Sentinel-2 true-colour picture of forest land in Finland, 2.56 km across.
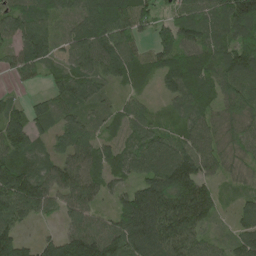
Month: May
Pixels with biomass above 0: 92%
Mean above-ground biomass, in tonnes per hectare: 87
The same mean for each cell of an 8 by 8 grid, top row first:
89 80 62 119 93 72 98 151
71 90 96 113 49 147 111 105
26 40 109 57 51 91 104 124
71 74 70 43 50 50 71 102
107 53 96 57 88 86 82 72
106 86 101 63 79 150 71 43
115 54 80 44 162 148 100 50
98 46 126 131 142 122 58 77
